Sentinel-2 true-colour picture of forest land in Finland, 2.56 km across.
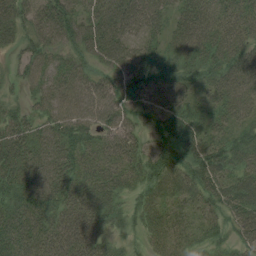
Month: August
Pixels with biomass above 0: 91%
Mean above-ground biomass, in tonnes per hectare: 51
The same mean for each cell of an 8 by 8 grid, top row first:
52 71 55 76 67 43 58 57
24 55 53 76 47 49 63 58
22 54 59 51 56 58 47 65
31 48 67 59 50 55 44 48
59 53 47 43 33 50 51 52
57 64 46 45 48 54 59 54
57 58 60 41 35 28 34 65
59 57 72 26 20 30 27 37
